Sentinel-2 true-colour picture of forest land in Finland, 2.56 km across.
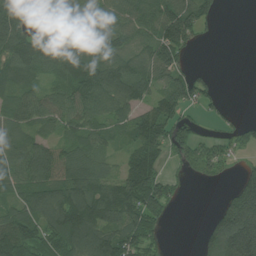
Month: July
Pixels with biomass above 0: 74%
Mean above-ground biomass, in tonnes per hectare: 85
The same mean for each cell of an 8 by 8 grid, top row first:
103 43 61 77 86 151 73 0
100 102 87 71 58 140 3 0
80 52 120 122 90 89 37 0
75 77 91 92 64 98 30 9
63 64 70 40 120 100 51 53
91 111 125 63 138 19 51 57
66 131 175 133 119 12 8 260
140 97 153 121 86 0 106 314
